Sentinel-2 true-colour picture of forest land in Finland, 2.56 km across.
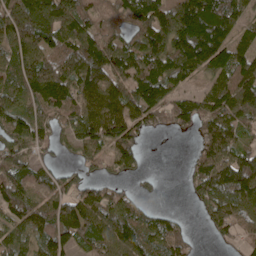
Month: May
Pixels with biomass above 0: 81%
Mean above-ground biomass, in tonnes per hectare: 106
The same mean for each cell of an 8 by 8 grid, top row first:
192 157 126 90 133 139 174 78
142 122 180 137 133 139 181 77
110 217 161 156 112 85 77 156
95 99 99 146 98 118 126 136
107 67 78 121 37 1 128 86
132 58 59 54 30 0 168 193
107 90 130 112 49 8 85 119
67 85 102 115 98 76 12 51
